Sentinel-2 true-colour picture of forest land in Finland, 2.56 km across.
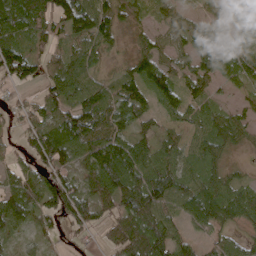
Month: April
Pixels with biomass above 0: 84%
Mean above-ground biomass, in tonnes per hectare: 63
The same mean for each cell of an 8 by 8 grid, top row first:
110 85 129 69 23 50 48 47
87 56 56 27 40 48 69 54
71 53 69 38 89 58 65 49
29 61 90 75 53 46 47 35
35 124 92 87 53 45 61 23
55 88 53 110 92 79 50 20
90 77 84 65 106 56 90 73
30 29 27 48 115 68 29 39
